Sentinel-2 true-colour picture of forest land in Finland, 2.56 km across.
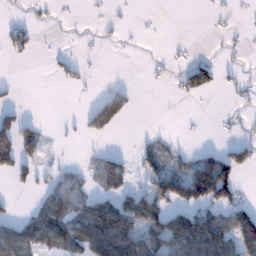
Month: January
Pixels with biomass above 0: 36%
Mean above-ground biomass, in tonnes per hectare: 43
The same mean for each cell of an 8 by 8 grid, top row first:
12 9 3 6 2 0 6 5
28 8 10 5 2 5 2 6
7 4 23 11 5 19 55 18
33 0 15 100 9 5 1 9
89 14 6 2 19 16 9 38
10 21 29 78 44 87 93 52
1 84 68 108 111 76 92 84
107 113 131 211 105 155 150 129
